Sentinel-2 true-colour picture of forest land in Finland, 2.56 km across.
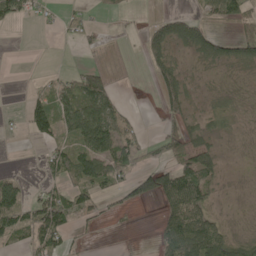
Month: May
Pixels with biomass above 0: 52%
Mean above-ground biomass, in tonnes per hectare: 45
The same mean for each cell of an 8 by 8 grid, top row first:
62 24 30 10 9 46 37 55
0 0 22 7 55 31 60 62
0 22 69 38 2 77 4 4
7 92 100 77 4 57 22 7
3 39 71 95 41 71 40 3
34 41 90 71 61 98 63 2
104 138 73 25 12 79 45 2
51 107 19 0 0 111 122 45
